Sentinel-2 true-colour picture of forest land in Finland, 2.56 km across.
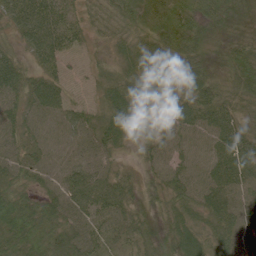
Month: June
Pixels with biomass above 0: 96%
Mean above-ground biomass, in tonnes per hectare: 50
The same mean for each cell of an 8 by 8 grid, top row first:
57 58 31 54 71 77 62 45
30 61 18 29 48 90 45 49
62 53 8 39 66 59 53 57
53 64 35 51 28 54 60 39
49 51 49 41 20 45 49 60
46 45 63 44 23 48 55 62
75 53 59 59 27 39 51 53
71 77 62 38 43 53 37 47
